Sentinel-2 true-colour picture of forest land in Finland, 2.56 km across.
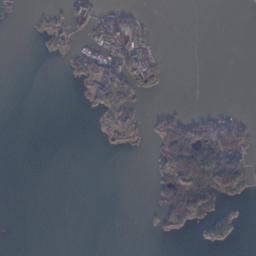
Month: February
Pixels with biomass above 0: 20%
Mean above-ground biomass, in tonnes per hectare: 16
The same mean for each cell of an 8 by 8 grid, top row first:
4 6 35 42 16 0 0 0
0 9 22 61 46 0 0 0
0 0 24 71 17 0 0 0
0 0 0 16 7 15 12 6
0 0 0 1 3 115 81 58
0 0 0 0 0 77 111 45
0 0 0 0 0 51 35 4
0 0 0 0 0 0 9 2
